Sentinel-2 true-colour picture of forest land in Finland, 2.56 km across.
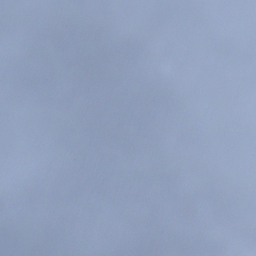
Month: December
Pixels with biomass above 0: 82%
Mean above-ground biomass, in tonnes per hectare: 97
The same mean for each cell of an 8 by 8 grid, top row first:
36 56 116 134 145 117 163 120
98 67 95 195 182 136 189 129
101 70 70 130 106 121 91 128
166 85 92 65 161 93 8 55
137 139 97 104 140 132 1 0
128 111 75 102 116 186 75 0
121 78 61 47 76 82 64 0
113 95 41 69 99 36 75 62
